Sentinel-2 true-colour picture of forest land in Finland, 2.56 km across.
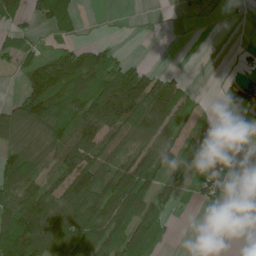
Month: June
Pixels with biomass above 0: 59%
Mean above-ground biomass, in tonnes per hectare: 63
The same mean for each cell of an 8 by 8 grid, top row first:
68 83 29 1 1 3 0 3
43 20 64 34 0 0 0 9
11 140 108 116 119 59 0 19
87 115 86 168 140 105 16 13
67 84 123 75 67 53 101 8
106 71 132 108 116 61 60 6
111 107 113 117 85 29 12 8
169 135 126 75 62 3 0 0
